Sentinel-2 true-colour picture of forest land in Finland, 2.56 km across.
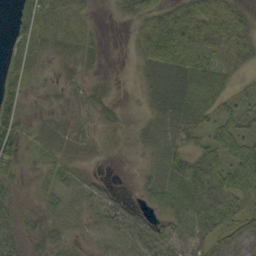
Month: September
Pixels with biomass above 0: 78%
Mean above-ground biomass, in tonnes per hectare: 35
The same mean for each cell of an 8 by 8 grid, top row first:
36 48 26 7 43 75 72 38
40 26 38 1 49 124 57 45
44 6 13 6 19 56 57 12
56 6 10 13 12 55 40 39
48 27 24 7 18 42 47 56
27 27 25 6 17 49 52 49
22 24 21 50 33 27 47 43
31 35 12 25 70 49 47 35
